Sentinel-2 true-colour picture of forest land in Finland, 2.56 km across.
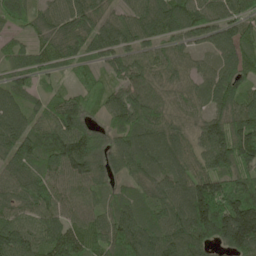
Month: May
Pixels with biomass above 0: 93%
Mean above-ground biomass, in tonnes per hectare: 88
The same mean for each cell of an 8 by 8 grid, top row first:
64 63 92 56 90 101 84 70
50 66 75 90 68 61 41 84
55 32 46 48 77 60 64 85
77 65 97 67 95 57 64 102
94 109 138 72 100 90 99 177
69 76 94 55 66 85 107 130
71 83 74 71 65 98 225 229
103 98 101 94 106 117 100 171
